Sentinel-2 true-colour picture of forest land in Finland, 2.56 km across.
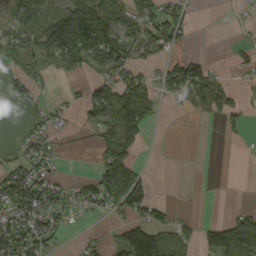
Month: September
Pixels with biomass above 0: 49%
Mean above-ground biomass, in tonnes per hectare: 51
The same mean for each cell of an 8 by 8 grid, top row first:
63 59 160 62 65 64 0 16
83 95 148 120 65 37 0 21
51 14 17 67 54 74 92 10
10 28 28 94 93 18 36 25
23 40 0 96 29 0 0 8
80 72 18 94 41 0 0 0
113 86 52 45 76 15 0 18
101 64 9 21 98 72 67 151
